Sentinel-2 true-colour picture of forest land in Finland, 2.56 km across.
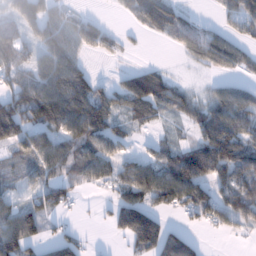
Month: January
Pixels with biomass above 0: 68%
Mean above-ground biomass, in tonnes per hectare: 71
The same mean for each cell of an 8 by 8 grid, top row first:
71 64 28 7 80 61 9 74
85 89 60 31 4 29 88 47
51 107 66 24 101 27 17 32
137 146 144 85 69 49 85 106
98 92 100 66 12 38 145 135
24 59 64 61 102 131 117 103
66 75 9 49 112 62 120 129
132 40 39 15 121 110 8 13
